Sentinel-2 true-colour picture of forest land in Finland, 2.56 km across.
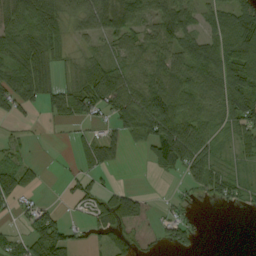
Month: September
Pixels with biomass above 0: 68%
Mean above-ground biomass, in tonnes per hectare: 50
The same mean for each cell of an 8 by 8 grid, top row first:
74 75 70 105 51 73 37 63
69 70 19 34 49 67 82 127
72 46 61 79 54 82 87 112
32 26 45 64 101 108 61 98
23 2 25 42 47 125 52 33
72 5 31 8 2 22 68 24
22 26 21 65 28 19 4 20
36 99 18 32 12 40 2 0
